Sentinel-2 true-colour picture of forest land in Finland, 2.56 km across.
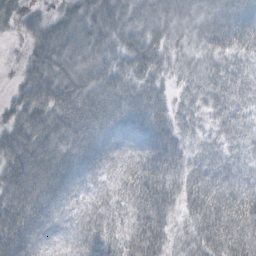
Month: October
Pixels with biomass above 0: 94%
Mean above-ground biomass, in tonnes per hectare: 42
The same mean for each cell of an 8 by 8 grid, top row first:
44 26 45 50 51 50 47 52
5 48 50 42 63 32 35 34
18 65 59 52 48 23 35 30
44 74 66 53 46 28 25 26
61 63 58 36 29 31 20 20
70 78 41 18 42 33 37 23
73 62 20 23 39 26 49 48
76 31 27 27 46 26 46 54
